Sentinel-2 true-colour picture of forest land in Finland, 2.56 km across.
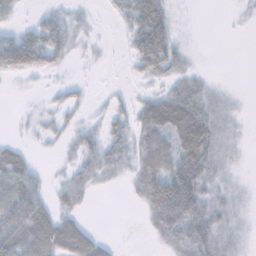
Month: November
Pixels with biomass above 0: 59%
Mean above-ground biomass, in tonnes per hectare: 27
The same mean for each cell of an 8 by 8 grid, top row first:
12 21 15 10 39 7 0 5
68 58 11 2 14 15 0 0
7 5 4 0 7 25 13 0
2 9 11 18 39 71 44 8
14 7 25 32 40 48 56 10
56 13 31 19 41 66 44 7
88 40 20 0 22 91 45 15
77 75 60 6 2 40 48 18
